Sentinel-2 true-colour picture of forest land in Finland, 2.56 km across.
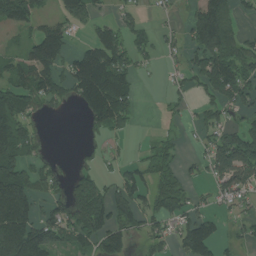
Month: July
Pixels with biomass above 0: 57%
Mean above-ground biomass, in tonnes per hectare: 81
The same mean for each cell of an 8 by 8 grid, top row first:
116 41 93 36 34 19 132 36
28 183 45 124 66 37 137 75
91 131 159 182 12 29 117 129
142 31 37 172 6 16 57 53
163 21 19 30 10 27 60 160
141 67 71 34 63 50 51 128
182 58 142 124 79 82 37 35
178 147 104 98 40 54 108 33
